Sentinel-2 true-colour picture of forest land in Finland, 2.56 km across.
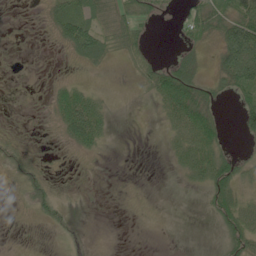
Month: June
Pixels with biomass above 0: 44%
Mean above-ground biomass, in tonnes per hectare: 23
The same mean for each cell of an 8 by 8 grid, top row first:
1 22 63 50 26 9 64 71
0 2 61 25 22 13 16 127
0 4 9 0 21 83 27 72
0 9 87 14 0 62 51 34
12 2 39 5 0 27 53 5
13 13 1 0 0 7 52 40
4 27 2 0 0 0 16 42
1 2 9 0 0 0 2 44
